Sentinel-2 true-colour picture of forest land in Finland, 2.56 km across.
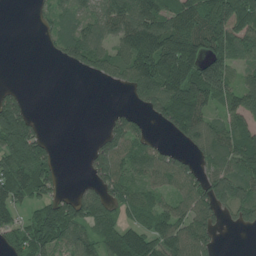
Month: July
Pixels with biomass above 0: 67%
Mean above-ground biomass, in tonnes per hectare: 82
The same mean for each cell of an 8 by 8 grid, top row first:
0 39 66 106 126 109 120 144
0 16 107 76 173 179 119 83
1 0 6 53 145 170 207 70
119 0 0 21 40 154 86 94
169 52 1 80 66 22 98 133
126 89 7 104 69 88 78 106
67 74 117 86 70 71 94 94
66 98 84 98 110 107 70 0
